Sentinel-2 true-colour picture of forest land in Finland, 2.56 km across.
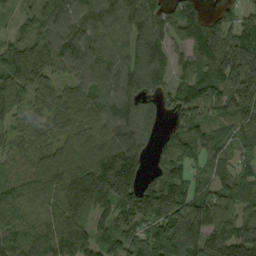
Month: September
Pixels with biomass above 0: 91%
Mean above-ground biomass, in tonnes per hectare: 100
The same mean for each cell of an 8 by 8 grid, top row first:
29 88 111 102 122 90 61 58
77 118 103 88 116 71 140 151
103 83 90 111 106 70 113 146
55 70 81 95 72 61 62 80
51 52 79 107 71 89 78 49
73 116 156 212 76 83 67 66
108 84 129 101 155 177 180 96
121 111 99 77 98 171 184 184
